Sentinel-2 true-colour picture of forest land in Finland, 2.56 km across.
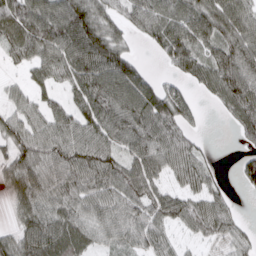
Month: March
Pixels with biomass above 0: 83%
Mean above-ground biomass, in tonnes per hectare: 67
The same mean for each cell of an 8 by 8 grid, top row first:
94 95 100 56 75 68 99 90
67 91 108 95 15 101 69 87
14 57 86 111 67 38 80 111
48 63 79 103 99 93 10 95
69 71 82 67 80 70 11 24
65 50 55 80 81 43 50 41
43 73 47 72 69 67 69 14
66 111 72 45 59 28 30 39
